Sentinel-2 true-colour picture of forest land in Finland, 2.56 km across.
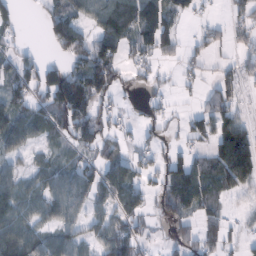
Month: February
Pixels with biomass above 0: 64%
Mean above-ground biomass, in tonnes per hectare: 50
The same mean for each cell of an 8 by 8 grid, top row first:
37 40 44 70 92 49 11 33
24 17 85 89 61 46 33 20
73 78 82 89 25 17 18 44
66 72 91 31 17 13 50 28
47 33 61 45 23 18 38 103
44 54 70 67 37 80 70 103
68 58 42 47 44 65 53 15
85 54 41 82 29 33 45 30
